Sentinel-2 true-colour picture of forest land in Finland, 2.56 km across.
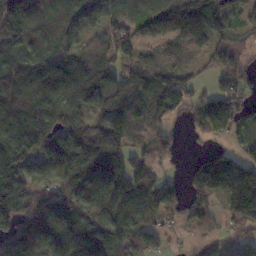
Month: November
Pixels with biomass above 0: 85%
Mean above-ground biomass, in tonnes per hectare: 103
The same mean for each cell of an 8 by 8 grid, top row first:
137 100 114 98 120 166 150 87
110 93 79 116 81 115 92 86
134 121 134 103 86 107 49 108
125 118 94 112 91 70 77 68
154 93 131 151 42 43 29 32
126 119 160 162 95 20 187 164
146 131 135 151 95 49 72 106
140 117 115 113 78 12 29 58
